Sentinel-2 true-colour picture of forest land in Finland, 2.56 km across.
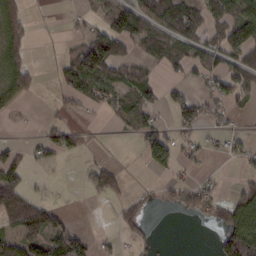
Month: February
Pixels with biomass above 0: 44%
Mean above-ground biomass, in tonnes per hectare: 50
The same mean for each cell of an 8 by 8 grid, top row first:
70 1 18 87 101 127 70 127
77 1 69 97 51 68 80 108
84 3 120 56 50 24 48 75
12 6 19 31 57 71 50 15
17 52 33 1 69 58 23 27
62 5 10 75 4 24 16 18
101 50 0 11 21 36 67 118
96 106 68 12 30 0 5 137
